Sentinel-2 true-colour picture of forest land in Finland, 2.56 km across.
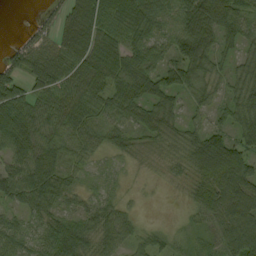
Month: September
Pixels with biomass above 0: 86%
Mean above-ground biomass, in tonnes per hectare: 55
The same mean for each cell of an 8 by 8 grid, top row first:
0 24 86 70 76 58 124 58
35 56 86 69 60 66 75 37
56 94 78 67 74 61 56 40
75 69 70 58 58 42 32 58
65 64 49 39 34 37 95 54
60 53 32 20 6 20 86 93
32 57 32 43 4 2 70 92
49 61 81 62 31 15 22 87
